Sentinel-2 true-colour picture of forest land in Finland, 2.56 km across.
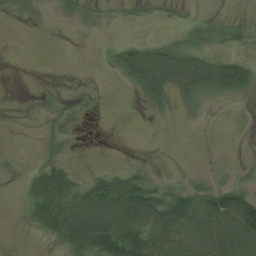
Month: July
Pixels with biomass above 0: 47%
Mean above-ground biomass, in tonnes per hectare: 33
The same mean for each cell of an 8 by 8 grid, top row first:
11 6 19 10 11 12 13 6
0 0 1 22 53 52 33 16
0 0 0 7 91 98 97 71
0 12 15 0 9 13 9 7
0 22 3 0 1 0 0 2
7 42 16 53 36 6 11 11
1 53 95 128 102 65 95 113
0 11 101 97 62 76 94 122
